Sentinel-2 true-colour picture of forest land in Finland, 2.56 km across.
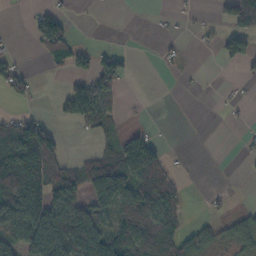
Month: November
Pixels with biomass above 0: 42%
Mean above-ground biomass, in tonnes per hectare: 45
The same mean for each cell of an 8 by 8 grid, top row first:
1 47 0 0 0 5 5 56
2 79 16 12 0 9 6 82
55 3 40 77 0 2 1 10
15 4 89 41 2 0 0 3
102 105 1 34 82 0 0 4
162 94 64 122 87 20 0 1
122 138 106 80 90 43 8 14
79 141 149 97 90 67 41 44
